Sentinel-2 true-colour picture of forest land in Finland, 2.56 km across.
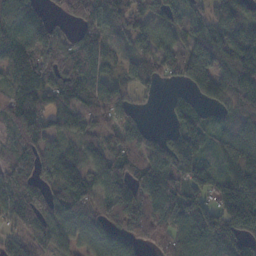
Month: November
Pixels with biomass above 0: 86%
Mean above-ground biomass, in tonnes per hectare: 92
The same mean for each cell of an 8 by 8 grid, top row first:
119 40 67 91 85 67 51 78
126 132 78 62 65 77 122 111
100 115 113 67 59 51 132 126
110 85 94 83 14 53 39 85
97 73 68 96 79 104 61 118
119 88 88 106 129 111 74 108
104 117 102 105 131 119 90 166
51 94 82 118 75 96 122 99
